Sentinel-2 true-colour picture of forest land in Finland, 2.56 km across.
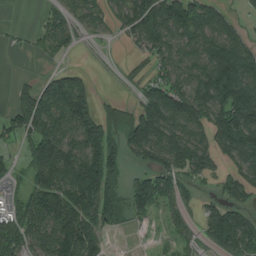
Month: July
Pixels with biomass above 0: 74%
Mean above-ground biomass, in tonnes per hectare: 112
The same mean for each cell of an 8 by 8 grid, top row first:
0 52 55 70 203 182 125 31
11 65 34 6 80 117 121 123
19 94 109 3 62 116 186 206
120 204 203 61 125 146 162 192
54 207 156 146 152 141 120 179
65 179 265 141 100 111 63 110
88 185 184 146 78 59 61 102
153 142 226 19 3 34 72 170
